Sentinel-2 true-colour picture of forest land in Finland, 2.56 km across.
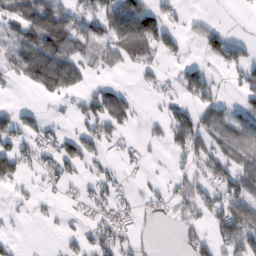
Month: February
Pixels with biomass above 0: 49%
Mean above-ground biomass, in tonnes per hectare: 48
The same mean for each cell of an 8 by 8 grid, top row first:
81 135 71 91 107 26 15 3
59 135 78 63 86 41 39 43
35 132 64 13 20 32 47 38
41 12 34 88 6 43 67 46
56 47 57 25 22 56 63 80
65 31 25 24 11 21 65 79
13 9 18 43 21 31 62 83
11 0 27 54 13 9 40 92
